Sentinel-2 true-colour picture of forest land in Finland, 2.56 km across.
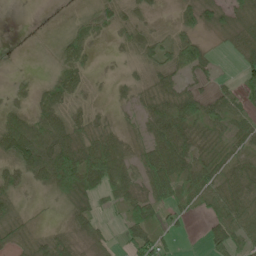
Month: June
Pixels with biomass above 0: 78%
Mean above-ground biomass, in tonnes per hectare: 34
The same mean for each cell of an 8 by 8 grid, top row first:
1 2 20 41 19 15 33 39
2 7 45 8 35 47 18 36
6 20 39 9 18 30 19 25
24 59 26 11 33 57 39 37
78 68 57 42 32 67 33 31
34 64 85 66 47 59 38 45
23 5 39 20 46 34 25 54
27 34 33 16 52 17 30 39
